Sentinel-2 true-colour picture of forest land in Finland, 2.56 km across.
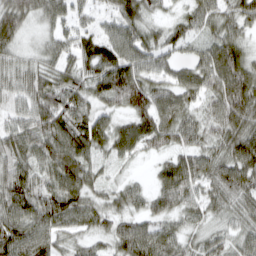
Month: March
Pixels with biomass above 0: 95%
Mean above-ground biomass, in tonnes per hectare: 66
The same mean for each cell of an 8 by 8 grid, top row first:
87 64 44 49 65 31 62 64
51 45 55 61 72 49 58 66
57 61 59 112 78 56 74 102
46 88 78 53 89 75 51 89
74 84 93 73 68 54 52 88
81 60 87 21 12 101 70 90
85 80 73 50 42 58 52 58
94 71 37 55 90 60 52 51
